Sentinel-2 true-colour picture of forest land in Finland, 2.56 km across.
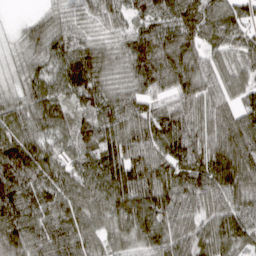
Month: March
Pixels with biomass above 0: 96%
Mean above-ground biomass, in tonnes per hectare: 91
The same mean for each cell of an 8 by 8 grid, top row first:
4 48 52 69 81 101 108 84
32 95 85 62 133 127 69 65
42 91 128 68 125 116 73 68
80 106 78 103 83 90 91 92
113 73 87 104 102 97 93 139
127 99 74 117 121 80 100 131
125 89 89 93 124 94 73 82
130 106 106 67 82 71 87 82
